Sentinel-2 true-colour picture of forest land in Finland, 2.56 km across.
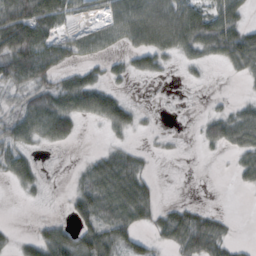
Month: October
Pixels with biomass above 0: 57%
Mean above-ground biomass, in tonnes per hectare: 33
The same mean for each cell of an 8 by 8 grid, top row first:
85 91 25 40 58 46 53 37
97 60 33 22 49 44 41 72
50 37 38 18 11 4 4 10
32 61 46 54 9 3 11 25
47 27 6 13 5 4 17 41
39 7 18 68 27 0 0 23
0 2 45 54 44 23 10 0
12 52 50 55 24 51 65 6
